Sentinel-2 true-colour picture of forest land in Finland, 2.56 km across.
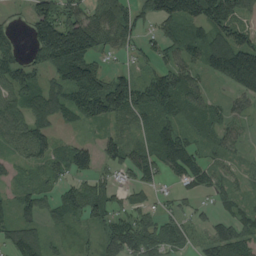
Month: August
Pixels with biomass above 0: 80%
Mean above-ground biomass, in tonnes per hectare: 84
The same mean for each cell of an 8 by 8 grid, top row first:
15 170 117 131 67 138 159 86
50 209 194 57 59 80 116 151
101 59 158 102 77 119 44 149
93 115 79 117 93 78 67 44
72 82 53 72 70 134 42 36
30 51 68 47 79 73 83 29
75 59 101 71 50 40 28 54
102 47 13 94 110 62 67 87
